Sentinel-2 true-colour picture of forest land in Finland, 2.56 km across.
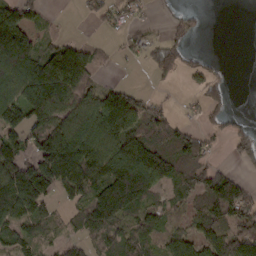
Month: March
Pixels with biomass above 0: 65%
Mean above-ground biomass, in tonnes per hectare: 86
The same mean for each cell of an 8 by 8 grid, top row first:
130 17 20 46 13 21 4 0
229 72 75 11 55 75 2 0
150 217 130 10 2 31 59 0
117 129 125 165 95 18 54 7
100 119 196 141 140 121 40 65
138 143 140 151 183 129 117 38
154 51 69 181 94 49 122 130
92 39 45 87 92 70 87 113
